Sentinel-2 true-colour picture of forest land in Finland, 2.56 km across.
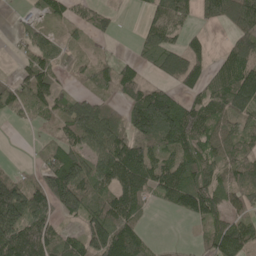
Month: May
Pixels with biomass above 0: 71%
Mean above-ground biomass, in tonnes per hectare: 78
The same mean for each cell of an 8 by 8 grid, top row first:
11 58 51 33 25 89 51 112
21 61 18 5 48 57 34 80
58 62 21 62 48 64 69 149
70 51 101 63 178 139 95 79
0 50 79 119 92 104 81 66
51 113 127 122 103 100 77 71
182 121 100 121 48 50 97 63
175 119 81 161 61 11 61 123
